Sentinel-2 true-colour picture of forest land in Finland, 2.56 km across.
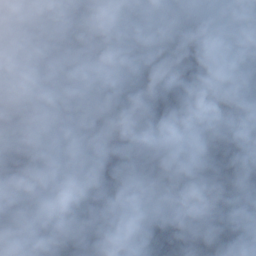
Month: January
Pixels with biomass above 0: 83%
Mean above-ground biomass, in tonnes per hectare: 92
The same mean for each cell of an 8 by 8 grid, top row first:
63 96 148 135 33 89 25 67
35 71 168 237 108 86 70 84
58 70 70 135 87 83 95 55
92 44 46 80 98 109 137 92
100 42 21 95 90 63 134 137
112 31 105 87 123 77 133 145
61 67 98 84 8 97 144 113
79 119 79 97 82 127 137 110
